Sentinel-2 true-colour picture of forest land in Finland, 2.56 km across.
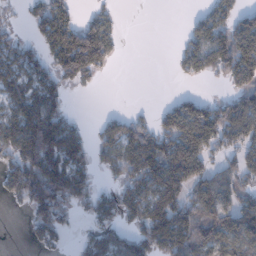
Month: January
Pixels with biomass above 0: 61%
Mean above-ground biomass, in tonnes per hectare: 76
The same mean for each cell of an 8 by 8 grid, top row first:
12 103 37 25 0 0 61 67
64 86 178 73 0 17 135 160
74 69 68 4 0 13 34 91
88 107 5 13 13 102 107 118
116 135 78 96 115 129 109 91
102 136 78 33 115 114 79 77
16 119 42 75 131 122 105 102
0 43 16 71 106 138 109 110
